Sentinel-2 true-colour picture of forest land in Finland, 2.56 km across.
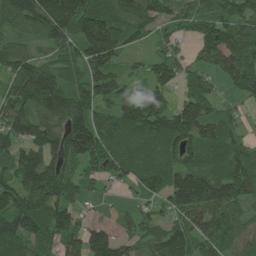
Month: June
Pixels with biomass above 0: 86%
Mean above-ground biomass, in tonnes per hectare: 127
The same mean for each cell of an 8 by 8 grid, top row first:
164 232 219 139 126 95 100 122
101 85 154 187 36 52 103 138
163 169 106 143 89 91 68 112
136 175 170 104 171 143 113 37
132 168 211 110 82 123 111 78
159 210 97 91 119 143 152 157
186 183 65 24 62 143 183 115
145 111 121 125 110 130 117 101
